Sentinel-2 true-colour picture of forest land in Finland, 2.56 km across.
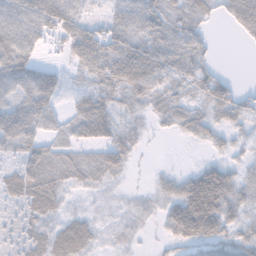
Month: November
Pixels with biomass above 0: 82%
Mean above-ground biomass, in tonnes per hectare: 41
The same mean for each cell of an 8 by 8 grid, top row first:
60 64 35 30 52 46 29 67
60 23 65 58 56 55 25 4
63 50 26 63 71 45 56 5
40 47 39 47 26 43 42 51
45 32 34 50 13 3 27 23
48 55 35 30 2 28 75 33
22 47 12 11 16 58 112 45
22 50 59 13 6 38 62 47
